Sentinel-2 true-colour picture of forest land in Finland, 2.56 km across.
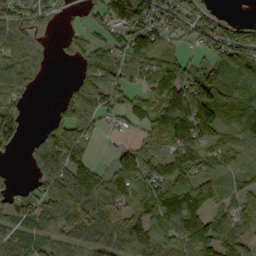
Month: September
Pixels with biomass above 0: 77%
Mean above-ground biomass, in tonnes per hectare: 76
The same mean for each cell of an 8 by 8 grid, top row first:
79 64 28 88 84 79 71 24
73 10 58 71 122 30 64 129
86 8 58 80 75 120 80 73
70 14 131 60 91 109 87 74
51 97 103 3 67 80 64 48
11 97 114 56 99 108 38 38
77 127 137 86 116 138 68 56
86 56 56 60 102 116 128 61
